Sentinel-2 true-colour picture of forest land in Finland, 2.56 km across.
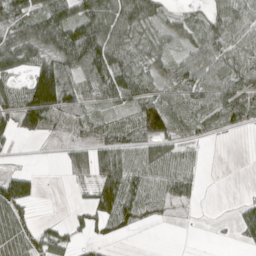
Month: April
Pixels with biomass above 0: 68%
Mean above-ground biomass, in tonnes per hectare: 57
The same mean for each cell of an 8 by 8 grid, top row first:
80 83 81 83 75 22 41 63
76 80 156 106 52 27 72 60
45 141 61 106 67 89 71 87
94 133 64 37 105 70 78 79
15 5 39 73 52 48 16 0
71 0 31 116 67 67 3 0
94 0 26 111 73 21 0 22
53 67 29 35 0 0 1 22
